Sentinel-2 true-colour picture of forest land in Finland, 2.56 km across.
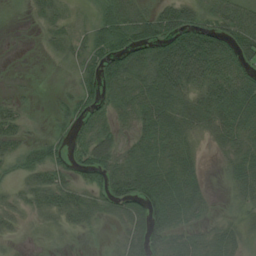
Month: August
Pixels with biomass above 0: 78%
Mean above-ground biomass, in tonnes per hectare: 44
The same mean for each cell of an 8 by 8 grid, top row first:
2 35 10 53 48 77 40 58
0 20 33 60 57 102 99 59
1 2 32 53 52 103 79 62
27 10 49 42 49 47 59 59
35 41 44 56 46 47 16 39
31 52 43 73 76 57 11 42
36 46 53 46 70 72 19 26
10 21 13 20 83 50 36 31
